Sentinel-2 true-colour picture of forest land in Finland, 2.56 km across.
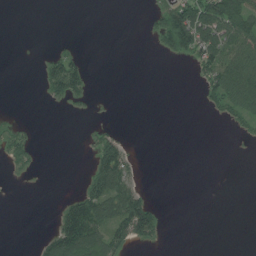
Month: July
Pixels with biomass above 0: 26%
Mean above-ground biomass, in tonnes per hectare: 27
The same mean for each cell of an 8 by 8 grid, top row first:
0 0 0 0 4 101 119 102
0 4 5 0 0 76 85 87
0 54 56 0 0 0 49 117
2 1 3 1 0 0 12 60
33 0 2 56 0 0 0 4
8 0 7 109 6 0 0 0
0 0 104 91 84 0 0 0
0 39 129 64 35 0 0 0
